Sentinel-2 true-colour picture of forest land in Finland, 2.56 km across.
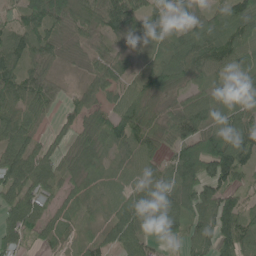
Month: June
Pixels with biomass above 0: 89%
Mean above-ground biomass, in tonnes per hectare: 71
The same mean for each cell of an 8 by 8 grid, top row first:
45 119 71 86 73 54 59 107
82 63 28 45 35 77 110 99
98 60 18 68 52 77 60 54
84 41 54 63 72 58 80 85
78 34 51 70 67 78 135 124
99 72 53 44 52 91 109 65
97 46 62 56 109 98 85 75
75 48 44 48 60 50 74 100
